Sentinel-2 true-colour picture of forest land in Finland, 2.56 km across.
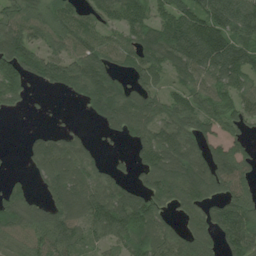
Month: July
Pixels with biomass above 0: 77%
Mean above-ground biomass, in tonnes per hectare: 81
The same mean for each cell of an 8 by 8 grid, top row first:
87 96 61 65 91 95 89 86
138 64 81 69 120 117 112 93
128 77 109 86 67 52 76 67
22 6 12 121 99 96 80 72
2 98 54 10 91 113 62 48
8 88 90 59 71 128 105 73
91 79 101 160 142 57 65 101
72 91 69 80 114 80 69 85
